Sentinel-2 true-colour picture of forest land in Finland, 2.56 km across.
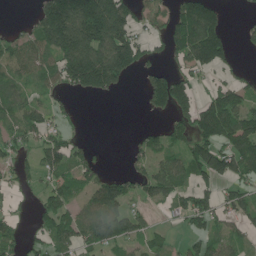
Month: June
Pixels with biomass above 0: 59%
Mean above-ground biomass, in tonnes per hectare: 86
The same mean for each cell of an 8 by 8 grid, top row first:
2 160 229 214 75 103 132 9
78 118 212 216 87 93 176 17
59 65 179 174 49 130 40 46
72 64 10 0 22 116 141 126
66 78 40 1 51 60 131 121
45 60 75 52 71 93 114 98
23 86 62 104 42 52 105 86
63 84 101 100 58 20 67 49
